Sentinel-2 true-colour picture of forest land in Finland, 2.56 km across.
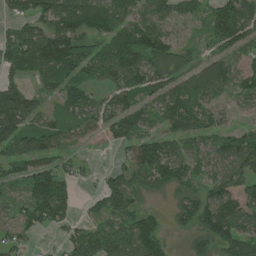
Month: June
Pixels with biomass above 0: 77%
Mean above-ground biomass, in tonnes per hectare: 80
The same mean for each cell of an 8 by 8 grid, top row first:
53 100 123 91 81 60 74 132
97 137 98 92 137 79 31 75
58 61 72 78 101 71 99 61
138 39 69 83 58 98 71 31
62 93 47 65 93 66 63 132
54 146 27 42 74 86 67 105
41 136 22 87 49 53 117 97
47 4 75 107 150 12 123 116
